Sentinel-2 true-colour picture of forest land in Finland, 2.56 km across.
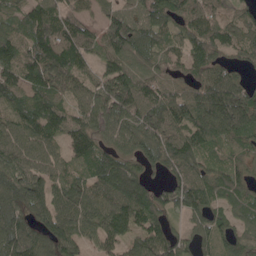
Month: May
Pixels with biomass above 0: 90%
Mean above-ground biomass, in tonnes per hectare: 93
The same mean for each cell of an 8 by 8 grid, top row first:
71 122 72 66 82 76 88 59
103 148 112 83 92 70 102 85
100 115 78 118 82 48 86 61
104 110 65 95 97 110 141 155
106 91 85 58 91 110 89 74
111 97 88 137 56 70 86 74
108 102 109 107 125 67 102 91
111 91 81 90 123 68 65 86
